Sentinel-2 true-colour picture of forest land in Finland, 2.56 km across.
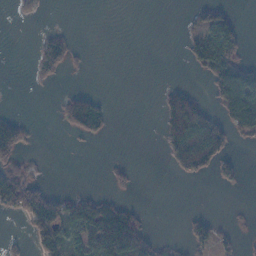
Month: November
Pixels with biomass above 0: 29%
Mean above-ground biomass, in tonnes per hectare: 29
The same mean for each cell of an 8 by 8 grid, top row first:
6 1 0 0 0 0 45 8
0 49 7 0 0 0 75 29
0 16 1 0 0 2 37 104
7 0 95 14 0 100 39 111
81 0 4 1 0 92 123 8
52 5 0 15 0 13 25 21
47 86 68 62 11 0 2 3
10 48 47 120 78 10 48 18
